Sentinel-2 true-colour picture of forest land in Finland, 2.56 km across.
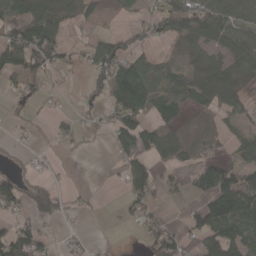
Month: April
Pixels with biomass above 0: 56%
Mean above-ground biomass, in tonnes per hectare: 52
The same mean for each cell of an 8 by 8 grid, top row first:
58 87 44 24 31 125 137 80
117 105 26 92 40 33 69 76
42 38 8 101 84 42 106 54
27 11 23 58 70 44 26 34
10 7 16 33 91 93 20 31
38 19 0 9 73 26 70 60
46 55 19 3 50 4 79 125
108 34 21 3 46 67 84 87
